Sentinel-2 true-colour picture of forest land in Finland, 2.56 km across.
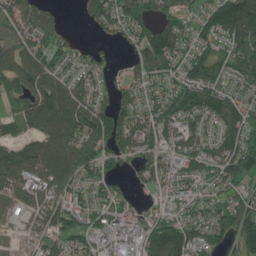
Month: June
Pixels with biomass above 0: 83%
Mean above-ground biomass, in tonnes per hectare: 114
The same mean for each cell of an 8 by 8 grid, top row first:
108 75 23 160 112 91 119 231
141 97 43 26 142 135 102 119
139 134 103 47 102 118 164 96
76 143 159 138 119 151 137 124
103 130 160 136 136 114 117 153
166 138 121 71 74 109 106 150
79 114 105 94 48 81 100 130
39 77 100 116 146 178 113 107
